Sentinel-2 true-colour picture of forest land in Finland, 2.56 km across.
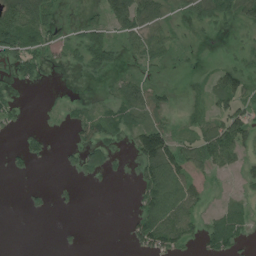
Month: July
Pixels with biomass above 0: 50%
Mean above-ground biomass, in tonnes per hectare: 36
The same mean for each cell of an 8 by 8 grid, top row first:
81 55 7 64 76 15 56 57
83 42 60 63 67 31 1 10
37 10 10 17 34 2 27 61
28 2 25 48 64 12 35 52
8 19 42 28 107 61 83 67
9 0 23 15 62 93 23 19
0 9 7 0 57 81 16 32
0 0 4 0 60 60 44 36
